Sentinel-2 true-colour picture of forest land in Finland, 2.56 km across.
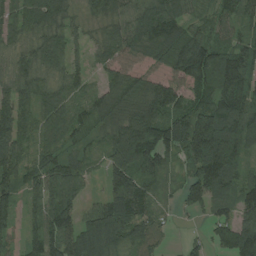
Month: August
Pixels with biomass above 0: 89%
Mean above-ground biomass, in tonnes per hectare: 94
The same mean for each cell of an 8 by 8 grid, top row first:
85 113 44 82 89 97 33 70
58 93 40 80 74 114 101 96
77 60 54 51 61 72 140 170
125 90 60 91 107 91 143 141
114 80 50 81 161 120 215 138
99 105 87 103 115 48 165 80
71 114 74 116 97 30 69 92
79 135 131 127 88 10 49 144
